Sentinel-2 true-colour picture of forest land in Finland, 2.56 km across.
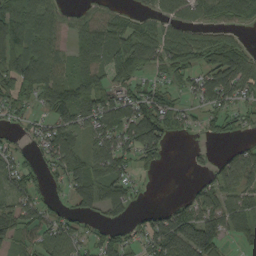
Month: September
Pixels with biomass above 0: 73%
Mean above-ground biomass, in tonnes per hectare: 70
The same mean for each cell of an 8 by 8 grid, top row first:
96 57 41 55 48 69 63 69
106 69 59 100 106 98 98 58
111 107 85 78 53 55 86 102
47 65 88 114 129 74 53 52
31 79 59 98 113 12 23 28
75 43 89 89 21 0 45 92
74 49 54 67 20 47 86 72
65 66 58 76 56 120 121 36
